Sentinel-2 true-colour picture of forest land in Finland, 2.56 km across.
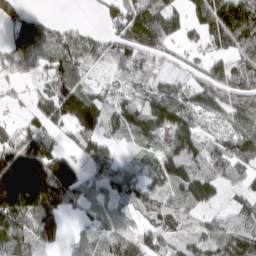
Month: March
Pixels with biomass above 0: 80%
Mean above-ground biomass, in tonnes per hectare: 95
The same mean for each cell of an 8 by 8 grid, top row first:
75 24 2 73 148 80 133 185
112 107 70 81 115 54 77 117
49 90 68 29 48 45 101 97
16 96 195 87 77 102 70 111
144 94 95 55 48 114 68 121
270 240 84 95 82 136 99 58
189 164 66 72 105 108 56 48
121 82 51 99 111 65 93 120
